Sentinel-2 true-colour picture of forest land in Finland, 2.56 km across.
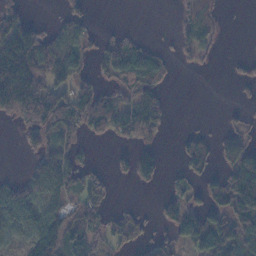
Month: November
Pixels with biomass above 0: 52%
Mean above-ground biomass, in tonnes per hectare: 59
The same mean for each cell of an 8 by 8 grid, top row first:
61 4 38 0 0 13 42 0
148 92 65 63 52 31 29 1
233 94 52 49 97 7 0 27
100 130 105 63 91 4 0 14
11 80 45 19 43 18 46 94
21 141 68 24 67 21 49 158
96 91 66 23 11 65 70 133
34 110 90 43 33 62 115 98
